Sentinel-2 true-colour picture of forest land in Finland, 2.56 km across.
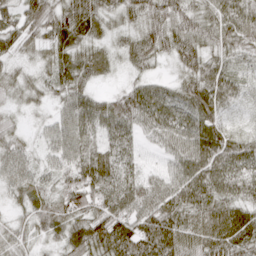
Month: April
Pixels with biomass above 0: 95%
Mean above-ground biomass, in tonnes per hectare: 55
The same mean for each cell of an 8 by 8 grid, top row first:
53 69 77 37 57 60 52 68
42 44 49 29 57 53 45 48
32 36 52 14 32 31 77 35
19 22 69 63 68 54 60 14
41 44 68 61 23 58 80 52
63 41 74 70 40 57 85 70
25 57 69 67 66 70 68 60
43 28 72 99 89 79 78 80
